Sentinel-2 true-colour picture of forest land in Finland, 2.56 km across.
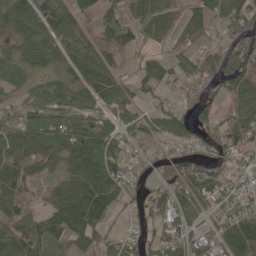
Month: May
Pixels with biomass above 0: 80%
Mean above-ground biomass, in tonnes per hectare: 79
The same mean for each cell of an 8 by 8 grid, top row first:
89 115 78 73 99 68 74 106
59 108 100 95 47 44 54 97
53 50 94 102 75 52 70 91
40 83 94 81 44 64 55 58
91 106 111 82 47 51 70 76
126 40 95 110 35 78 88 50
106 69 127 79 61 88 59 71
122 97 84 47 52 87 70 138
